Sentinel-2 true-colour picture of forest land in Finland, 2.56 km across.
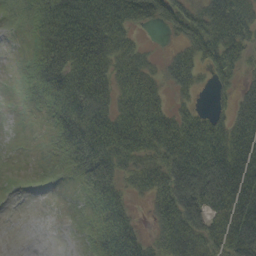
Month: September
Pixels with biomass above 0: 72%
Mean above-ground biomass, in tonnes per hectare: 51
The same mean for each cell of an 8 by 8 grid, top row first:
11 56 85 80 56 63 70 76
1 65 90 68 19 24 70 61
4 65 72 56 68 47 24 37
1 21 65 58 89 41 36 57
0 7 67 78 74 85 96 78
2 7 38 62 56 88 115 93
0 0 7 55 13 84 86 100
0 0 6 69 37 71 78 103
